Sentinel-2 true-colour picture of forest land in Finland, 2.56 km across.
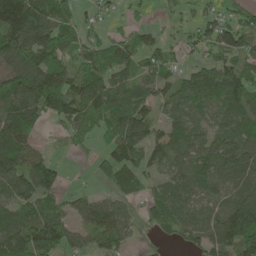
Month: May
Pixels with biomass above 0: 76%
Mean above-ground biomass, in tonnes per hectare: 76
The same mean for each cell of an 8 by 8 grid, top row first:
181 117 37 18 14 20 35 47
125 121 67 69 68 48 65 93
122 123 90 80 62 54 90 92
97 85 88 98 73 46 38 86
117 12 36 76 85 82 75 95
120 101 2 85 72 72 98 87
81 77 44 69 36 94 61 155
106 123 44 65 12 36 82 142
